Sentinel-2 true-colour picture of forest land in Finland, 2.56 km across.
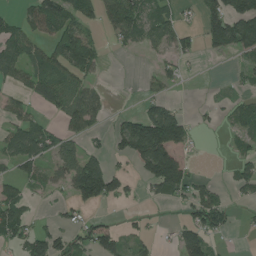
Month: July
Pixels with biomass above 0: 50%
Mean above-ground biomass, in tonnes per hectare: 56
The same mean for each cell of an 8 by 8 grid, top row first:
33 113 78 97 85 39 64 129
87 70 164 25 36 57 35 83
55 73 53 1 14 33 1 17
46 23 82 16 55 66 18 51
73 74 38 42 205 143 3 33
39 29 123 81 58 131 10 48
60 6 44 9 5 12 108 12
55 81 53 63 33 42 58 3
